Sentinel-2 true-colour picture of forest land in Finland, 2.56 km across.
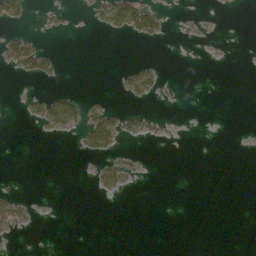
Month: April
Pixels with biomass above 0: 11%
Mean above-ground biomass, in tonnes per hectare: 10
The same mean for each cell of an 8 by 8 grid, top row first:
37 12 1 66 73 1 2 0
61 12 0 0 1 0 1 0
6 19 0 3 35 1 0 0
1 46 45 36 13 0 0 0
0 0 22 38 6 0 0 0
0 0 0 44 2 0 0 0
35 0 0 0 0 0 0 0
4 0 0 0 0 0 0 0
